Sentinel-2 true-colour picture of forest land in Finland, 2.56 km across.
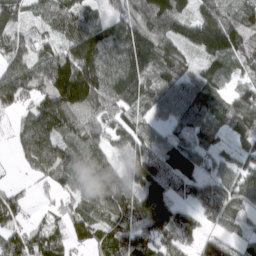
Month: March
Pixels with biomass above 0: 89%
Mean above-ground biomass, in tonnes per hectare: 106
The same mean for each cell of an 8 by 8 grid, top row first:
87 102 116 61 109 120 88 65
84 70 176 124 156 98 141 128
143 162 244 121 112 136 103 39
73 142 117 101 69 108 108 125
49 136 99 71 105 105 76 75
5 86 125 108 169 163 78 102
83 33 109 133 163 129 93 66
102 119 71 126 128 133 63 50
